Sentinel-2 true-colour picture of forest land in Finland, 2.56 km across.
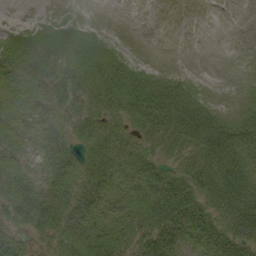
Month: September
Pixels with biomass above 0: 71%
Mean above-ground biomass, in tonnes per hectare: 23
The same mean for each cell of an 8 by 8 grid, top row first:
1 2 2 0 0 0 0 0
22 22 21 10 0 0 0 0
24 24 26 31 18 9 0 0
22 22 23 24 44 37 19 8
22 25 18 30 17 24 41 28
27 24 26 34 33 24 37 37
43 42 35 31 38 56 31 57
21 16 39 43 32 33 37 34
